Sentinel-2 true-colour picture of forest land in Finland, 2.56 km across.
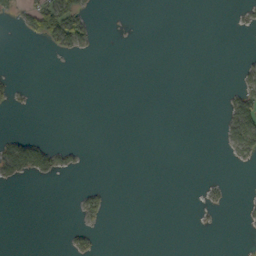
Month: October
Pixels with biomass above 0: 10%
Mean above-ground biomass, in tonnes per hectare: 9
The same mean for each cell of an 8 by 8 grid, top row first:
15 88 51 0 0 0 0 7
0 17 32 0 0 0 0 1
7 0 0 0 0 0 0 15
4 0 0 0 0 0 0 63
65 32 5 0 0 0 0 56
35 33 4 0 0 0 2 0
0 0 19 7 0 0 10 3
0 0 21 0 0 0 0 0
